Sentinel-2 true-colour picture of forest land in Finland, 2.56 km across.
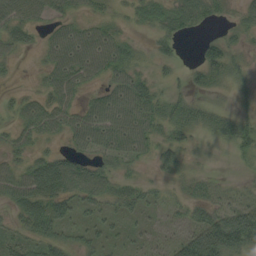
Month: September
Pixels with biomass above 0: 80%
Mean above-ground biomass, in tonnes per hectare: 35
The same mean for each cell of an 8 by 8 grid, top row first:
48 30 22 17 35 46 30 20
28 32 70 56 11 24 40 18
4 30 45 35 29 13 32 23
21 47 39 62 50 31 27 22
27 13 33 49 38 32 8 40
45 68 57 35 11 20 13 10
39 57 33 27 31 21 51 44
35 50 29 21 18 32 101 82
